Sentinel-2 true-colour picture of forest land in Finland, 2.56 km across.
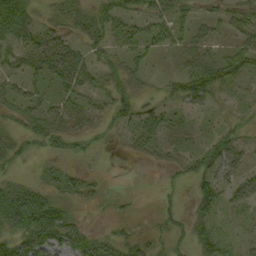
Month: September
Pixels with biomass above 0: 61%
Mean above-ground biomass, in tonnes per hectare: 28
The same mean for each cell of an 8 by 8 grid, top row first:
44 16 27 44 39 36 18 37
32 43 24 29 38 26 33 38
26 29 37 24 17 22 55 23
22 25 26 31 37 20 17 16
20 25 21 8 22 17 22 32
16 21 20 4 1 10 40 42
66 62 17 13 4 14 29 25
45 54 45 38 24 21 29 14
